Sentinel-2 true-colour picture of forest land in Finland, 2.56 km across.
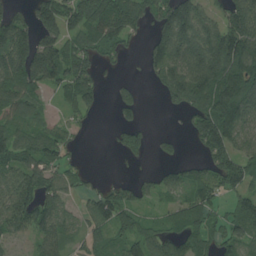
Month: July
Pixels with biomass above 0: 71%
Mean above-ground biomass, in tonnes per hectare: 84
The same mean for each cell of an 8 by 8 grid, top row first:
81 118 124 127 88 188 75 163
164 124 79 70 27 153 150 153
115 103 129 18 14 123 156 158
80 25 66 16 26 33 163 149
98 92 12 21 53 30 127 75
86 81 44 11 19 62 90 113
113 84 34 108 36 53 77 80
46 76 42 50 78 73 71 93
